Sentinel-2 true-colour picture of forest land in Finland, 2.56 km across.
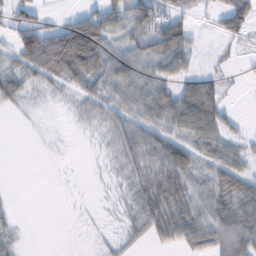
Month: February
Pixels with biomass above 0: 64%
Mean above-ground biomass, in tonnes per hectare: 38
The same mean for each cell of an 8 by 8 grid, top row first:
36 15 34 55 60 50 14 71
52 113 130 43 47 82 9 9
39 38 63 58 49 43 47 7
7 3 20 43 48 72 94 8
0 1 1 29 62 51 54 30
0 0 0 13 52 76 41 50
5 0 1 6 54 73 58 69
14 0 0 10 19 48 63 76
